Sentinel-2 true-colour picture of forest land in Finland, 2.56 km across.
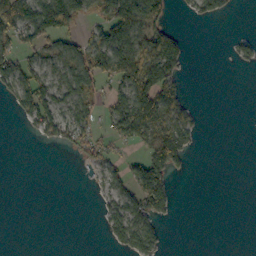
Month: October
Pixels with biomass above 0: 40%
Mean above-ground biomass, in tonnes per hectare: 37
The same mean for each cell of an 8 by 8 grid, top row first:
88 139 60 76 118 12 40 3
52 54 43 109 80 59 0 28
74 43 63 59 109 56 0 0
29 69 52 54 96 57 3 0
0 22 49 36 61 91 0 0
0 0 1 30 95 26 0 0
0 0 0 37 71 14 0 0
0 0 0 28 72 0 0 0
